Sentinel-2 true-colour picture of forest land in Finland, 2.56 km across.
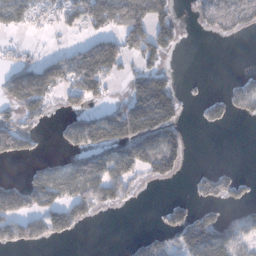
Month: January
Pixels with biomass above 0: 45%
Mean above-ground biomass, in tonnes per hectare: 61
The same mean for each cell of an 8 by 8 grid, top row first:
69 39 71 116 141 50 57 86
16 9 47 84 110 37 0 0
94 114 101 48 113 31 3 26
54 27 54 60 189 86 39 38
78 2 81 128 149 77 0 0
9 82 104 107 58 43 39 20
116 87 86 40 0 49 43 37
77 40 5 0 41 70 162 74
